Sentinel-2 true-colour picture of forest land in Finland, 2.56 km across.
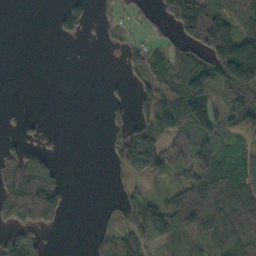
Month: October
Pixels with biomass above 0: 55%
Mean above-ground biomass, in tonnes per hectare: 68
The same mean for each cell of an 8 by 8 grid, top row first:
0 2 78 22 23 139 157 99
0 0 1 8 53 47 135 158
0 0 0 7 55 98 118 148
6 0 0 36 104 165 123 96
41 24 0 61 143 100 57 45
147 116 0 17 93 71 115 90
105 142 0 8 171 121 131 137
79 17 0 68 106 96 82 95
